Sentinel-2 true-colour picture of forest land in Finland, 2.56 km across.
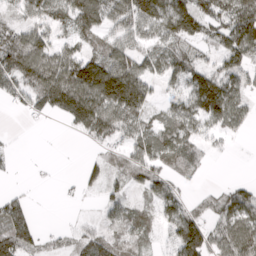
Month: April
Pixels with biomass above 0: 71%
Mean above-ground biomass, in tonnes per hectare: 72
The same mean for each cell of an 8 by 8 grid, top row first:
37 81 99 80 114 135 99 137
112 84 50 73 64 71 50 139
97 139 154 193 92 59 122 86
18 56 144 124 75 69 131 81
7 0 9 59 86 102 37 5
6 7 29 44 70 51 10 7
93 0 5 55 35 75 47 114
117 19 55 61 37 87 104 130
